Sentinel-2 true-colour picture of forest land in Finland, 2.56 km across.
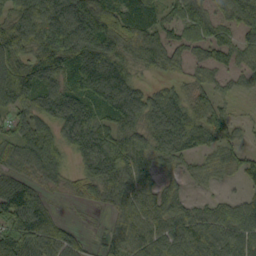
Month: September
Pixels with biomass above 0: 84%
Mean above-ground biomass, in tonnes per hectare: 74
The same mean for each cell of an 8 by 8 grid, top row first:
87 120 123 119 113 79 81 90
98 122 119 91 98 63 76 61
109 84 91 111 24 33 40 31
59 90 107 93 75 82 73 13
77 106 88 118 72 77 75 46
57 71 55 89 33 35 30 43
113 21 13 38 83 74 66 84
131 61 17 15 55 89 53 92
